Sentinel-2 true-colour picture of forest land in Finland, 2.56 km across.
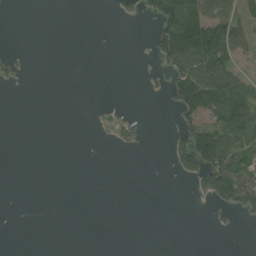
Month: August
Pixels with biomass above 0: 24%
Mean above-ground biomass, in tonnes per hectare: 27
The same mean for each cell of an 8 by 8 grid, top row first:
0 0 0 6 30 135 85 69
3 0 0 0 3 129 140 60
16 0 0 0 8 62 101 59
0 0 0 13 0 38 73 100
0 0 0 15 5 43 155 79
0 0 0 0 0 14 101 102
0 0 0 0 0 0 12 47
0 0 0 0 0 0 0 0
